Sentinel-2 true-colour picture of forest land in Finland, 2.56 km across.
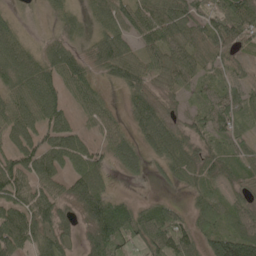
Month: May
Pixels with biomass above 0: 87%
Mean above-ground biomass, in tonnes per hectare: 58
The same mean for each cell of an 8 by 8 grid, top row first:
19 19 38 78 93 81 68 86
74 51 44 94 54 62 69 46
63 78 69 43 61 47 31 28
74 79 35 32 75 30 56 55
57 69 64 56 49 64 35 39
87 67 81 26 22 44 37 42
76 81 63 85 30 22 58 39
93 71 26 95 64 77 69 102
